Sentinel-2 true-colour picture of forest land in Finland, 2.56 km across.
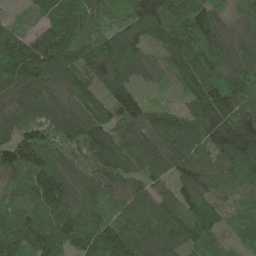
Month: June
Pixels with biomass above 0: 98%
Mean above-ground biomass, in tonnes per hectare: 110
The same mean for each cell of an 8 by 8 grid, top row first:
19 97 118 57 142 138 117 63
132 151 138 139 75 136 171 81
135 116 111 141 51 58 138 129
77 84 110 102 86 52 161 119
130 96 94 131 113 115 113 188
101 149 73 103 78 86 76 106
109 157 124 78 119 106 160 42
128 125 178 152 132 110 103 43
